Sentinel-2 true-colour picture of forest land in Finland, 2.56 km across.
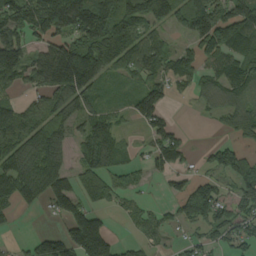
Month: August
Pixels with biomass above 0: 71%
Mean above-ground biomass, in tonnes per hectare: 112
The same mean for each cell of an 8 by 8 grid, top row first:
136 188 201 154 161 114 201 166
138 113 167 193 157 61 130 167
81 172 206 54 99 101 90 169
96 130 109 66 137 16 38 130
162 233 82 117 38 130 24 68
185 212 92 86 41 60 56 125
77 65 112 40 45 67 179 109
17 107 185 69 55 24 72 91
